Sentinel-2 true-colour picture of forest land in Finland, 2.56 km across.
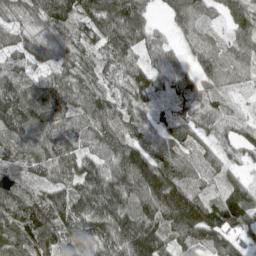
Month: May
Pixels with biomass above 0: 94%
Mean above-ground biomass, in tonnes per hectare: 96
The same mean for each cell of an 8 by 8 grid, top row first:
61 116 104 135 76 56 46 74
66 64 87 96 76 36 65 71
77 72 79 63 91 69 58 46
127 136 85 95 62 63 81 34
101 118 76 114 124 95 59 69
92 60 110 172 207 115 70 41
102 130 121 167 137 170 111 147
114 120 152 175 209 83 84 67
